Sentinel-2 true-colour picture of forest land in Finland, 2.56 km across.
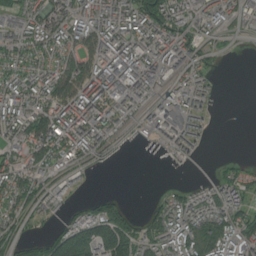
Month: July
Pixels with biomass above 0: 68%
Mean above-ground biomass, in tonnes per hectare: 75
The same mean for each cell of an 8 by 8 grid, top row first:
64 91 82 97 119 96 69 61
67 67 92 110 100 95 39 8
79 85 138 173 133 81 48 0
86 112 116 83 47 113 31 0
71 148 96 39 4 60 14 0
102 56 35 1 0 1 12 53
69 65 40 91 19 82 95 78
65 89 208 240 92 89 129 82
